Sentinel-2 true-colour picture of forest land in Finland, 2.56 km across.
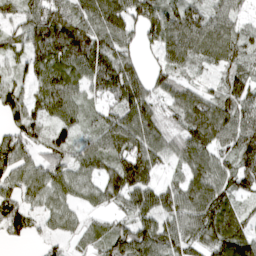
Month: April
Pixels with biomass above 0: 87%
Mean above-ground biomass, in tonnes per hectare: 80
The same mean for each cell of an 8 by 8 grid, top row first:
56 130 77 90 102 88 63 33
49 120 121 65 45 87 85 78
48 89 77 126 68 61 26 77
88 72 64 69 110 75 119 94
98 95 61 99 119 67 110 106
71 74 58 95 107 36 98 104
93 46 37 47 86 88 128 61
41 28 35 89 103 82 90 117
